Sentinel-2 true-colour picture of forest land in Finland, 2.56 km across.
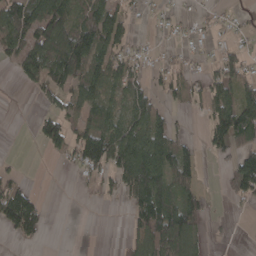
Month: April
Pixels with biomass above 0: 53%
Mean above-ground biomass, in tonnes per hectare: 64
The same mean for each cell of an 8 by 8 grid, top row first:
131 148 94 102 15 20 15 17
85 142 169 87 17 19 16 35
20 80 117 79 43 47 53 87
0 44 63 67 93 24 55 145
0 64 109 134 135 83 42 84
26 0 22 61 158 106 2 107
156 18 0 4 127 142 42 10
27 8 0 2 91 167 21 0
